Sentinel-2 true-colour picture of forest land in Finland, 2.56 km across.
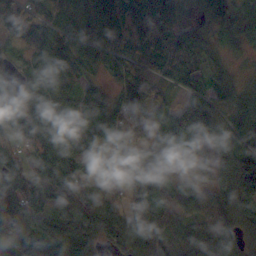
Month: October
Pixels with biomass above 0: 89%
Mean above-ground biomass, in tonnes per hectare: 78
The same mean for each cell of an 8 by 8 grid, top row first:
83 76 59 82 89 43 45 88
75 114 79 78 77 95 77 46
55 83 81 44 70 68 52 32
83 91 95 93 50 64 157 84
37 96 98 79 75 58 70 57
77 84 93 66 110 40 45 115
103 71 91 107 74 71 117 70
139 106 104 52 104 58 72 43
